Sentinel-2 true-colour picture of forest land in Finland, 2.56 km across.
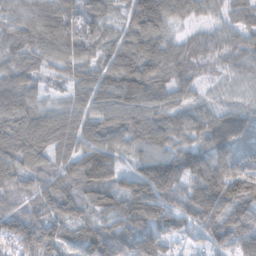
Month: November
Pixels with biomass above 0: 95%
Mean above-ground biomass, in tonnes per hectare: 92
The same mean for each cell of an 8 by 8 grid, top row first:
66 101 95 57 127 69 39 66
64 85 83 71 51 57 67 61
77 42 69 104 128 89 30 39
104 67 76 91 102 78 69 79
109 113 93 83 85 87 111 92
92 69 118 106 131 139 149 159
70 78 72 105 147 117 164 128
87 107 91 162 150 64 75 124
